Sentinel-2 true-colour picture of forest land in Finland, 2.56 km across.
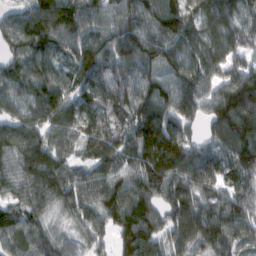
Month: February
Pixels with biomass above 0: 95%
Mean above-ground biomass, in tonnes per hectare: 98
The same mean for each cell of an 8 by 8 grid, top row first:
72 141 117 83 110 139 105 85
75 104 107 113 123 103 99 85
90 106 89 90 91 99 80 112
68 112 87 71 118 102 72 154
105 100 62 78 130 142 56 138
86 116 78 88 127 129 94 77
76 70 91 104 117 119 94 84
89 85 62 55 127 96 111 74
